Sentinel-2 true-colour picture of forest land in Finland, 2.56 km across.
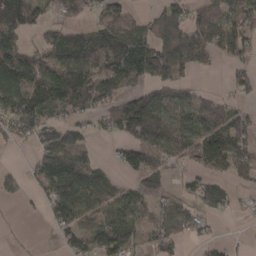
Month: March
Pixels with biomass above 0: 68%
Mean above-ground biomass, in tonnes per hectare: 71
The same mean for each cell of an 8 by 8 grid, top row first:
154 34 45 75 37 65 99 77
91 88 110 105 106 115 88 59
154 118 122 119 73 81 2 30
106 91 66 67 133 76 72 43
24 88 76 18 99 81 126 74
31 118 148 45 87 19 61 48
5 43 106 91 51 50 63 12
9 8 73 92 34 55 25 4
